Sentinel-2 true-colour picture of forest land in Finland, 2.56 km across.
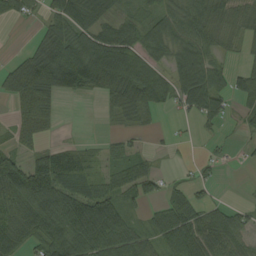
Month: August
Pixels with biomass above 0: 70%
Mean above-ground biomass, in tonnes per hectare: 55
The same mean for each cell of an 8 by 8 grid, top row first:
33 41 67 37 37 67 70 35
3 93 93 107 72 73 56 23
88 122 112 101 84 71 87 52
33 62 0 33 49 20 79 38
26 24 17 22 10 10 9 8
106 101 46 40 58 9 18 0
87 85 83 67 23 76 40 26
71 106 85 84 45 81 82 48
